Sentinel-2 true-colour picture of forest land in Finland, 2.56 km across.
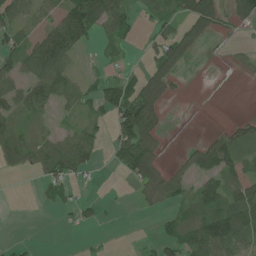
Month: June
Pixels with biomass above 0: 51%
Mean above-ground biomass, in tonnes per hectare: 39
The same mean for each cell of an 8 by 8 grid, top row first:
49 30 138 77 20 31 74 49
50 116 45 23 17 76 12 11
47 95 32 42 40 25 1 5
44 22 30 59 105 0 0 3
57 37 58 41 93 1 49 59
9 46 33 3 52 35 60 50
0 8 29 2 9 29 62 93
6 0 2 1 8 53 109 61
